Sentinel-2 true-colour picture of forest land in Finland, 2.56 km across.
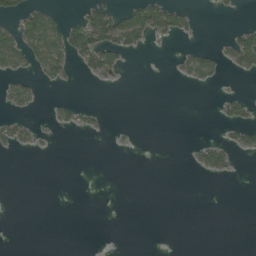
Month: June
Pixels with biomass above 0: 16%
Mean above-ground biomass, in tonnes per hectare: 13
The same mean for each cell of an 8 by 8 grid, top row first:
34 41 22 57 61 40 1 2
61 76 64 53 14 4 13 59
23 19 5 11 0 7 25 5
14 5 19 1 0 0 0 22
25 2 0 2 0 0 25 23
0 0 0 0 0 0 12 1
0 0 0 0 0 0 0 0
0 0 0 0 0 0 0 0
